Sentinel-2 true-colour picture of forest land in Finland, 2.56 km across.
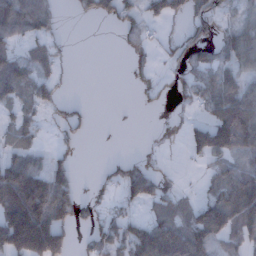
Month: December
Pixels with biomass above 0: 54%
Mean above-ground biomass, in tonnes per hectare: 67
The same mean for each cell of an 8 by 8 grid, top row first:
106 80 22 56 60 50 63 41
54 53 0 1 27 21 71 103
107 53 0 0 14 32 87 71
39 27 22 1 4 11 54 130
56 13 19 1 5 10 142 98
154 127 16 33 124 14 39 68
181 209 60 34 41 80 93 135
215 242 19 82 155 186 126 70
